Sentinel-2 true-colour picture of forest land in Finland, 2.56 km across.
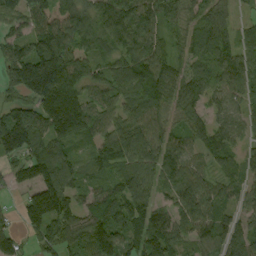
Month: September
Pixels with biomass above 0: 89%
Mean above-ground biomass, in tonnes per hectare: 98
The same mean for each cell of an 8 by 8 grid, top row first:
90 94 96 42 87 65 84 22
86 158 66 55 79 46 101 98
160 296 98 95 126 87 86 105
116 177 176 80 126 68 57 63
165 143 76 103 122 75 88 53
61 152 94 84 100 101 56 71
28 184 87 107 103 76 96 59
67 86 108 145 129 74 75 110
